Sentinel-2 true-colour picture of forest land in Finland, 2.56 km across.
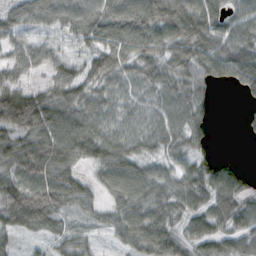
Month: October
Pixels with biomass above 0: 86%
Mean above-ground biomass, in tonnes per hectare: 57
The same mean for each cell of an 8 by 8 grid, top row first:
56 63 71 77 101 107 78 51
50 40 32 70 67 74 85 82
56 38 64 59 54 60 49 54
135 97 75 42 36 61 29 5
70 82 75 58 47 50 28 2
63 73 35 60 60 51 49 29
75 79 35 37 65 56 55 56
22 27 31 19 72 58 59 50
